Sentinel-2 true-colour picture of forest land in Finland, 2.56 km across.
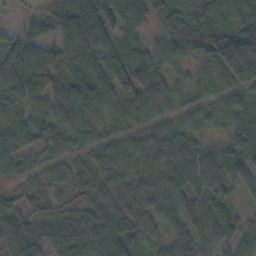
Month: October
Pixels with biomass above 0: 95%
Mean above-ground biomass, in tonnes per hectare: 79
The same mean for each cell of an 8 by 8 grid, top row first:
13 55 115 79 62 50 75 95
109 76 122 75 52 72 92 170
149 112 113 98 114 53 62 87
85 91 149 79 77 59 65 70
111 75 63 77 83 103 42 64
55 71 66 96 69 75 102 66
65 49 52 94 82 52 72 35
105 61 75 96 44 62 43 76
